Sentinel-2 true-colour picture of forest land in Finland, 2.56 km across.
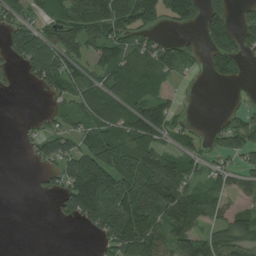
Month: July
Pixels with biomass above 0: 62%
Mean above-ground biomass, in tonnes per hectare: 69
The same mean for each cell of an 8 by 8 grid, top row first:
54 42 92 97 99 84 103 26
71 101 66 93 75 56 58 67
5 82 78 81 89 23 14 17
0 14 60 103 113 36 0 29
2 61 56 120 93 44 24 74
0 30 171 152 178 140 45 51
0 3 154 210 137 130 82 41
0 0 0 103 117 95 65 88
